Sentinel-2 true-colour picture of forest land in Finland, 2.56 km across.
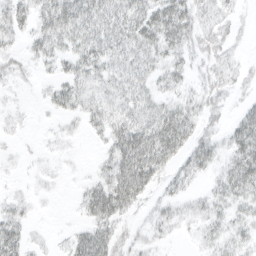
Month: March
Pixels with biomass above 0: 71%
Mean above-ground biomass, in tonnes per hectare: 21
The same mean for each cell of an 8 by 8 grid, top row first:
26 38 48 41 41 44 16 7
9 26 30 34 33 26 19 5
8 8 26 27 25 18 15 10
4 8 21 27 33 32 17 13
3 3 2 32 57 41 21 34
3 5 2 39 50 17 12 40
14 1 12 43 9 12 17 18
33 4 27 29 8 4 13 16
